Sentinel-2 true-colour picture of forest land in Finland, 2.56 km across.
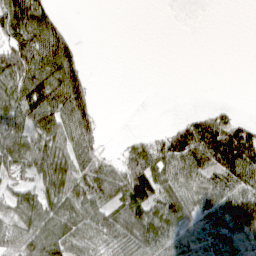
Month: April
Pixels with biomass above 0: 60%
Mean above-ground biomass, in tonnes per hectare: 50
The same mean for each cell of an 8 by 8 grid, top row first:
89 49 0 0 0 0 0 0
78 95 21 0 0 0 0 0
76 90 53 0 0 0 0 0
70 78 74 0 0 1 23 5
77 65 68 2 35 108 139 138
36 63 67 56 122 75 62 101
54 63 59 51 97 86 73 137
46 93 57 40 79 81 68 87
